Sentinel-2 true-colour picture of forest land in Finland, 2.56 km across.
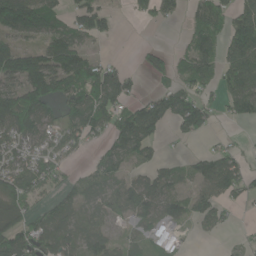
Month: June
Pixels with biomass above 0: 64%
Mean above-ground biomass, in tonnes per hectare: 68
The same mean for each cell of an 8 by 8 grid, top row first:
130 104 65 38 39 30 93 83
75 86 79 1 30 21 92 125
91 126 144 119 20 64 71 118
172 65 114 108 114 135 63 64
70 60 49 57 96 12 8 10
97 78 26 56 39 38 96 66
72 59 52 49 78 26 78 15
91 92 53 42 41 36 6 6
